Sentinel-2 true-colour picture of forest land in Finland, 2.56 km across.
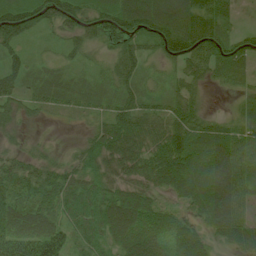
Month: July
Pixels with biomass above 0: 89%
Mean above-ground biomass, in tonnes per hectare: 55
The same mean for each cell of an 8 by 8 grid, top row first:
79 72 74 81 97 87 75 11
42 13 41 51 44 83 96 56
61 18 16 44 34 31 40 33
37 24 21 46 59 60 20 32
17 9 26 70 63 86 84 72
65 51 48 46 57 83 86 74
55 49 62 99 82 31 71 62
72 89 34 56 76 58 41 60
